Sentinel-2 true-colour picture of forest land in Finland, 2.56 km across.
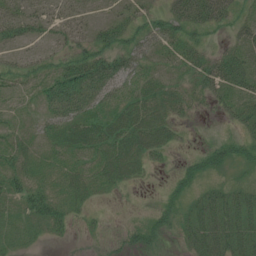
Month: July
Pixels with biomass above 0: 76%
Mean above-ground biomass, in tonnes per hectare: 32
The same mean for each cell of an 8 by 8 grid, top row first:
38 25 21 18 30 62 69 32
19 15 34 50 42 28 21 44
25 37 81 68 39 19 48 51
15 35 58 42 48 30 11 37
26 30 51 52 54 17 14 30
44 27 38 38 14 20 25 10
22 47 22 3 3 31 41 47
18 11 5 8 30 12 49 47
